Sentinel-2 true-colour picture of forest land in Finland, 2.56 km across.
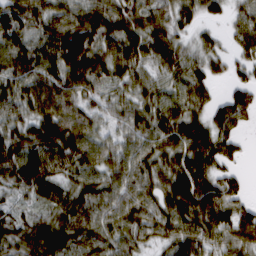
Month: March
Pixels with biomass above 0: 91%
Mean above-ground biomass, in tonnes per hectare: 90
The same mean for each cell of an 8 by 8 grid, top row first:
110 100 100 116 79 76 43 50
113 94 148 100 106 87 52 53
101 106 122 71 68 75 71 43
83 118 104 61 83 97 70 83
104 129 113 70 90 96 106 37
114 107 79 82 96 124 104 33
38 56 131 106 110 133 120 69
78 131 110 99 69 91 86 87
